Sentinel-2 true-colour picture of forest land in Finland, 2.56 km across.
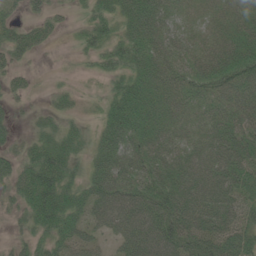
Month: June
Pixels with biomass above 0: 82%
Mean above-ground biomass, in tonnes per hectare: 48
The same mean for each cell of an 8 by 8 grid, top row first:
19 29 12 42 72 33 29 45
47 13 24 43 62 43 43 55
24 4 5 27 51 46 55 68
16 19 11 49 60 41 49 62
25 45 26 52 55 48 58 70
58 88 29 63 57 63 71 69
31 89 45 73 80 81 71 56
24 42 47 32 86 78 72 65
